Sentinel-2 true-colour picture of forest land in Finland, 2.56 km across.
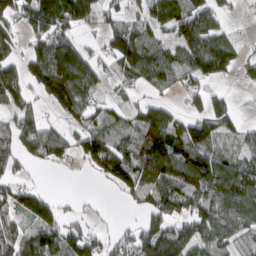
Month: March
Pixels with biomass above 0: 70%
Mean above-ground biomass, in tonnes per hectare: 83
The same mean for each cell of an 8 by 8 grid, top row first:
90 190 141 56 76 125 75 10
56 110 73 83 122 76 118 38
94 151 139 42 63 58 49 27
73 26 82 51 81 44 71 21
79 104 67 92 124 150 109 51
57 2 6 100 119 125 149 139
80 88 13 4 65 87 102 137
91 116 108 44 114 134 106 55
